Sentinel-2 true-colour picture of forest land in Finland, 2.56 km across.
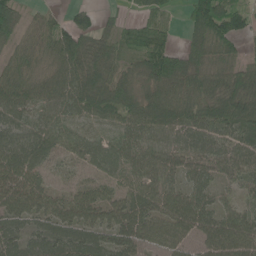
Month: June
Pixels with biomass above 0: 91%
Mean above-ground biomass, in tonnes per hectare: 71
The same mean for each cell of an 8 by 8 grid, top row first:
72 29 40 14 45 16 137 78
50 78 97 59 58 40 94 37
71 77 89 77 62 90 67 71
82 64 78 70 93 95 83 95
90 81 68 62 72 77 82 74
92 40 31 48 65 58 62 58
93 76 93 79 83 91 67 53
74 92 86 72 70 61 73 96
